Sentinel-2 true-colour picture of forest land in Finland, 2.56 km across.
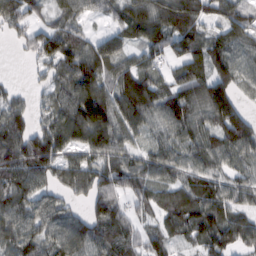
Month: February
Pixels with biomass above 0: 86%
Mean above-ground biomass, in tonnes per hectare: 89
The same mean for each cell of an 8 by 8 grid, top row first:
86 37 50 45 112 137 78 75
28 100 85 83 69 90 106 83
11 51 131 90 108 94 142 78
79 66 162 131 117 129 134 98
112 131 99 110 54 86 98 128
103 83 97 98 89 69 78 54
90 80 36 102 61 97 101 64
87 91 120 102 77 50 86 77
